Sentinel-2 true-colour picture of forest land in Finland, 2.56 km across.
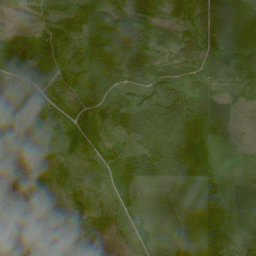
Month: July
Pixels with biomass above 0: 85%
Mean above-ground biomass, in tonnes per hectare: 46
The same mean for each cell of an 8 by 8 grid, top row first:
11 39 68 55 62 38 87 95
55 67 36 38 48 58 77 83
77 65 33 51 43 41 53 47
72 67 52 50 74 89 74 17
33 44 70 30 72 102 52 11
13 35 44 34 53 47 34 22
11 17 33 36 7 4 40 48
52 51 18 11 25 6 39 31
